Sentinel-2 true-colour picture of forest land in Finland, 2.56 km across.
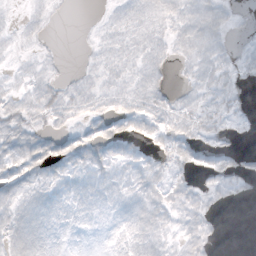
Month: October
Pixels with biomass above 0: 70%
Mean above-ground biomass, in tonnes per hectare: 8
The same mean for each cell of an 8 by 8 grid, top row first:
2 4 0 5 10 11 13 2
5 2 1 8 10 9 12 3
5 7 6 8 11 2 10 4
10 11 8 10 12 10 8 4
13 11 12 13 8 13 6 1
15 11 10 10 11 9 7 10
10 10 7 7 11 9 7 1
10 7 2 3 10 6 7 0
